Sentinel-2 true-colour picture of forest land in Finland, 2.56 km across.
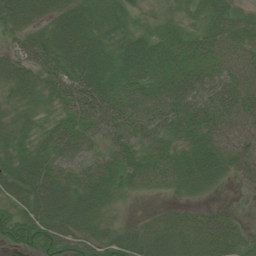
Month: July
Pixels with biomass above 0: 90%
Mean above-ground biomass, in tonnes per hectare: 42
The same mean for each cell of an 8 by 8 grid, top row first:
51 41 49 37 16 21 34 28
31 57 57 38 47 44 40 40
49 48 59 43 42 43 49 49
35 25 50 52 46 62 61 55
38 39 45 44 45 38 52 51
66 62 49 46 38 47 53 31
43 66 47 21 3 18 19 4
45 61 42 36 43 42 50 32
